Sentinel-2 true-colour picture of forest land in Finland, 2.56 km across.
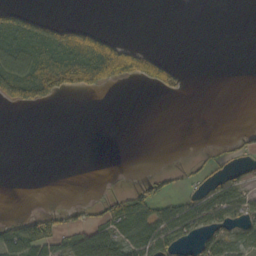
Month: October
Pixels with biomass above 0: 30%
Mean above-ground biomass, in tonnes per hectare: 26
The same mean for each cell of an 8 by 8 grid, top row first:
52 15 0 0 0 0 0 0
72 72 107 86 29 0 0 0
106 103 85 65 54 28 0 0
7 2 0 0 0 0 0 0
0 0 0 0 0 0 3 22
0 0 0 1 12 10 26 18
0 14 20 46 58 40 47 36
75 83 69 64 61 46 31 26
